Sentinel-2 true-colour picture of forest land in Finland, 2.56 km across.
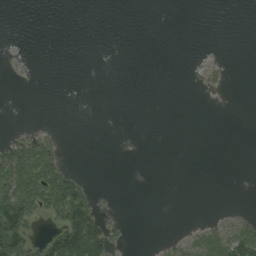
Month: August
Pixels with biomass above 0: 17%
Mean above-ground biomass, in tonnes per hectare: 13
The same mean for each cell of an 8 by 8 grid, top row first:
0 0 0 0 0 0 0 0
1 0 0 0 0 0 0 0
1 0 0 0 0 0 8 0
0 0 0 0 0 0 0 0
31 23 0 0 0 0 0 0
84 66 16 0 0 0 0 0
99 51 82 2 0 0 0 3
91 34 120 36 0 10 40 66
